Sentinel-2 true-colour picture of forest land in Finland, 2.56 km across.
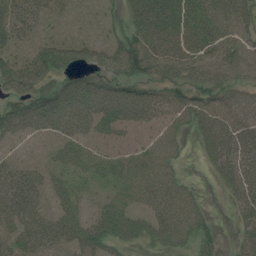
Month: July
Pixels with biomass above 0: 80%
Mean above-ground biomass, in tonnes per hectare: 48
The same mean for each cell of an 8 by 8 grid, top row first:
40 27 9 17 56 56 58 58
27 48 45 46 67 49 56 55
68 57 54 54 53 50 57 51
61 86 75 77 69 52 65 62
30 31 49 37 36 34 46 70
54 41 37 45 62 34 9 67
67 45 36 51 48 61 15 34
50 60 56 47 36 44 26 26
